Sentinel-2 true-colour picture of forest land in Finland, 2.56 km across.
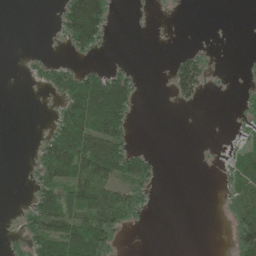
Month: June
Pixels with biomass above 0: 36%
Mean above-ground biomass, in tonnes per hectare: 45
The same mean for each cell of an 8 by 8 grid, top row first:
0 1 172 43 2 3 0 0
0 2 67 8 0 5 11 0
0 51 103 109 10 74 33 5
0 5 157 179 2 3 0 22
0 66 145 115 2 0 2 42
0 86 111 101 73 0 0 103
7 112 111 127 43 0 0 81
21 136 174 69 0 0 0 96
